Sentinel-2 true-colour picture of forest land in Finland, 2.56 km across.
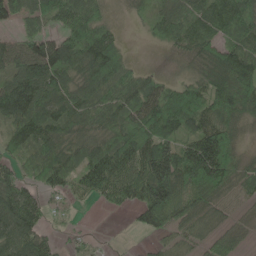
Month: May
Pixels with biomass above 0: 83%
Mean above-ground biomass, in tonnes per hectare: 87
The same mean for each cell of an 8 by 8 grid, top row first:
65 74 113 31 30 82 85 117
78 117 114 91 5 40 88 115
106 136 85 100 58 40 102 190
133 118 85 85 111 144 112 122
64 93 65 91 132 91 179 58
69 70 74 112 127 160 202 88
145 41 8 31 105 137 91 39
91 53 21 2 13 54 58 45
